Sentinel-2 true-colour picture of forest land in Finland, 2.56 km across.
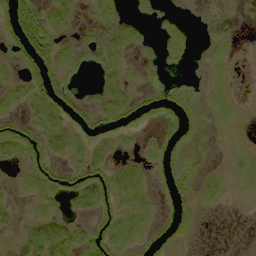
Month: September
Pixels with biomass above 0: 48%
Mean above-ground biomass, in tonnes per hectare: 10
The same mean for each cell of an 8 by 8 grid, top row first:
28 17 5 13 6 5 1 0
17 25 10 13 5 12 4 2
8 25 5 9 4 3 5 1
7 19 17 19 15 19 7 5
19 17 11 10 4 14 1 4
4 13 14 14 7 16 6 9
5 7 9 14 11 10 4 1
7 29 16 16 11 11 0 0
